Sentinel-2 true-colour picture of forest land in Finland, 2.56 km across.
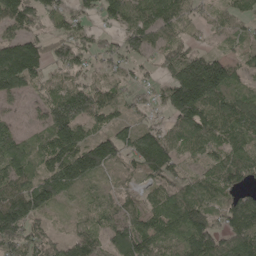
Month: May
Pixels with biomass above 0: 85%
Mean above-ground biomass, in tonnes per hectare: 93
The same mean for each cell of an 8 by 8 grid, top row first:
127 65 52 82 117 97 35 69
131 69 65 46 90 75 25 36
122 52 55 49 30 138 206 68
22 80 121 73 38 141 154 133
86 89 113 118 127 99 98 103
101 113 146 62 73 73 85 119
158 80 56 77 65 134 105 125
116 73 98 98 127 92 149 154
